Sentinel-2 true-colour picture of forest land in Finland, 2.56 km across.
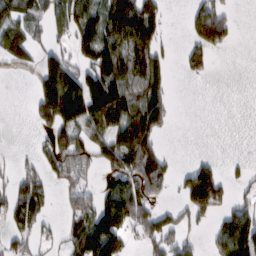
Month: February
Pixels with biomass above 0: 51%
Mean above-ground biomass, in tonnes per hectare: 77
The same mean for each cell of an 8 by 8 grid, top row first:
90 86 141 132 169 1 141 7
108 53 102 115 110 14 97 3
4 140 131 178 118 9 10 0
0 147 176 181 166 13 0 0
1 69 98 127 133 0 0 0
48 54 53 81 144 42 137 22
77 40 72 129 74 43 118 62
50 24 130 149 52 64 28 160
